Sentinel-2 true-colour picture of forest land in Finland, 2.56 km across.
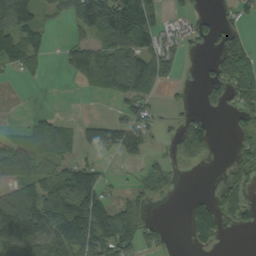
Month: September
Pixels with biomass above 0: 53%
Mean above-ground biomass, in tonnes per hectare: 79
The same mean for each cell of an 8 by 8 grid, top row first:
153 47 106 186 178 37 29 37
134 40 75 100 102 60 28 94
15 10 51 126 146 32 63 139
1 19 0 15 66 17 23 63
82 92 64 103 86 44 79 44
111 112 168 15 31 12 1 70
219 211 207 117 43 0 87 79
172 157 194 162 65 2 61 0
